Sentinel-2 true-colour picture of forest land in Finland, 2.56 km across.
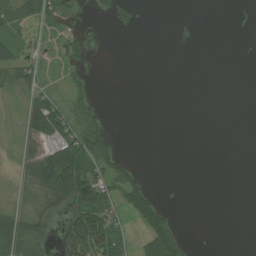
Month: July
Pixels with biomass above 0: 34%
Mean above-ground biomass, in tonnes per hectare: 31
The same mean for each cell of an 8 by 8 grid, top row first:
50 50 9 45 9 0 0 9
39 21 12 0 0 0 0 2
44 39 15 0 0 0 0 0
14 128 52 1 0 0 0 0
23 90 104 34 0 0 0 0
21 167 140 58 13 0 0 0
26 53 109 50 74 5 0 0
119 43 176 73 40 49 0 0
